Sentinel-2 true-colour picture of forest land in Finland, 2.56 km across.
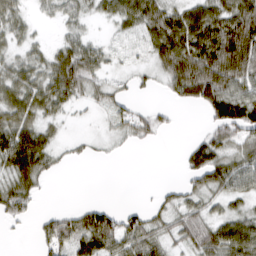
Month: March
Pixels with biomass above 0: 69%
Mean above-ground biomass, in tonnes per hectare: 45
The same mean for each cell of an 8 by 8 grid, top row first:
39 16 33 40 73 62 75 86
27 23 55 17 26 95 93 110
52 54 77 22 13 68 109 72
64 42 11 35 26 13 53 95
90 48 12 11 19 1 58 52
72 29 0 0 0 3 77 59
53 5 19 11 20 38 35 25
3 50 67 61 70 36 70 87
